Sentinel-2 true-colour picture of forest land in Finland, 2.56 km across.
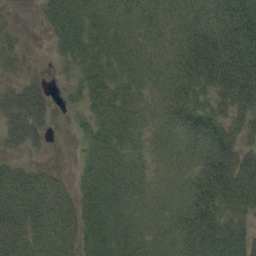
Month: September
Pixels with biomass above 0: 86%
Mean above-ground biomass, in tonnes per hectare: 49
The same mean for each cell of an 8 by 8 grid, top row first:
3 41 58 49 47 48 57 84
24 10 60 51 42 53 87 90
28 15 36 52 36 55 68 86
67 42 22 60 27 57 50 48
40 14 19 46 20 36 63 41
59 40 27 53 25 25 90 72
80 73 56 58 34 40 79 43
78 77 50 56 49 51 64 48
